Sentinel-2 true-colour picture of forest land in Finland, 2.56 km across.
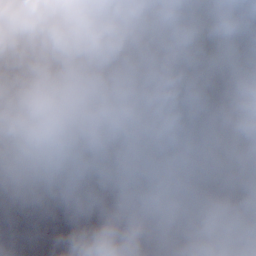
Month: November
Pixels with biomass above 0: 70%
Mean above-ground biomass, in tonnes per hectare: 76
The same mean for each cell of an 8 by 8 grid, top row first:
56 33 91 75 78 68 130 106
128 70 85 108 98 75 72 94
80 139 71 79 89 56 72 92
67 153 88 75 76 100 86 64
54 124 55 60 49 99 118 124
7 127 50 67 46 58 66 75
57 73 37 70 36 71 80 87
26 82 38 2 74 94 29 97
